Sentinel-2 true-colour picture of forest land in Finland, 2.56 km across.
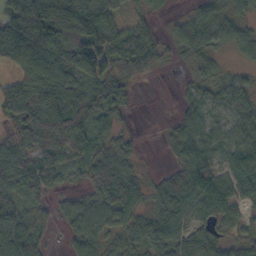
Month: October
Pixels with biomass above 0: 82%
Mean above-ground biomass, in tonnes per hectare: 61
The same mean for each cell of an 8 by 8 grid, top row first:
134 139 123 46 27 15 55 40
102 111 106 87 69 36 63 40
46 84 79 73 23 7 46 43
66 112 105 54 0 21 46 69
56 105 95 55 5 48 54 57
67 73 33 84 21 53 70 87
63 31 55 85 43 70 61 44
110 22 55 38 60 57 54 36
